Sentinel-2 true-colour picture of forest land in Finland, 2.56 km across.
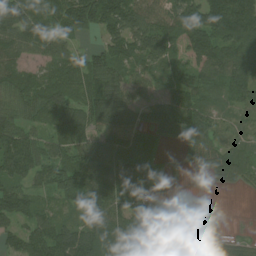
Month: July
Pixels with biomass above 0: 87%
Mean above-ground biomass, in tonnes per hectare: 93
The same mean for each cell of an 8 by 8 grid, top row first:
159 103 163 152 124 126 153 191
83 72 36 101 134 69 146 116
84 72 81 88 78 80 73 120
78 93 100 139 68 148 72 67
143 75 99 140 76 47 89 71
94 87 123 128 55 5 29 92
110 54 71 112 91 16 11 0
79 131 130 125 134 69 59 35
